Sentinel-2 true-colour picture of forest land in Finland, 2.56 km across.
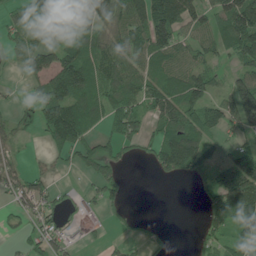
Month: June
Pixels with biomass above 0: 63%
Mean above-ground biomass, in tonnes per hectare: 64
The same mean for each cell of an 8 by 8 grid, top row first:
36 149 140 88 98 119 61 131
41 80 107 73 83 86 51 95
7 91 131 92 75 70 62 72
20 98 110 86 63 110 82 129
28 36 77 46 30 134 54 31
49 35 17 50 0 41 37 130
35 41 29 24 0 0 52 141
11 62 18 15 27 3 41 62
